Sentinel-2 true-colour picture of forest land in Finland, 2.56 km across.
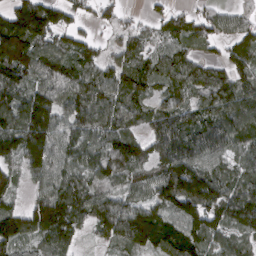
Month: March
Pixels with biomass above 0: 88%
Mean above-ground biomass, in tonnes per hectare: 102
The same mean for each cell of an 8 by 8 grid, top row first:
149 144 45 39 26 49 58 44
178 110 87 36 68 72 28 78
123 106 109 86 100 108 103 83
160 168 103 108 66 97 103 125
145 163 100 120 85 135 124 86
53 107 92 93 69 183 127 84
62 162 108 129 109 115 145 149
118 105 35 89 154 137 104 75
